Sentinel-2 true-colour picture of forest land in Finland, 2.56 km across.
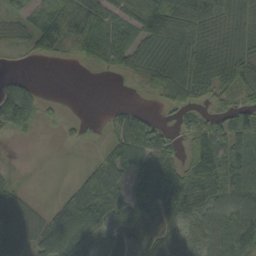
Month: September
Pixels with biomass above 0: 75%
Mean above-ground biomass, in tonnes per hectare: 58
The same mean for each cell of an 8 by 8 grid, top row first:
37 90 105 69 90 91 77 50
17 49 58 85 61 90 60 58
39 0 0 2 27 82 74 86
146 15 0 21 31 33 35 61
5 1 8 44 109 36 87 47
11 2 31 78 82 88 79 60
78 28 134 106 82 76 49 75
67 85 98 68 69 51 47 106
